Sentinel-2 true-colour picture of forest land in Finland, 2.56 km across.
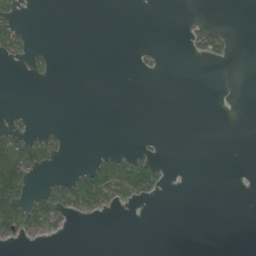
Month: June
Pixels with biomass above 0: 14%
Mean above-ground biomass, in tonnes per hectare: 17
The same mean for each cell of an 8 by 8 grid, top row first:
24 0 0 0 0 0 3 0
43 8 0 0 4 0 52 1
0 6 0 0 0 0 0 0
8 0 0 0 0 0 0 0
80 47 0 1 5 0 0 0
159 16 67 154 116 0 0 0
108 90 69 24 2 0 0 0
21 8 0 0 0 0 0 0
